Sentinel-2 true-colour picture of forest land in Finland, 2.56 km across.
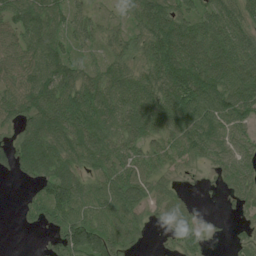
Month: July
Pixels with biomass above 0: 84%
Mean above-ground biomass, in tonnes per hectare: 68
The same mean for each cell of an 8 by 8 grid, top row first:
68 73 42 23 71 76 62 62
73 87 41 49 66 110 85 86
77 115 82 75 74 109 108 108
73 110 118 80 96 111 109 94
57 85 91 71 68 71 78 52
33 95 60 73 60 23 13 66
13 104 89 86 49 48 4 27
0 31 107 78 18 44 21 25
